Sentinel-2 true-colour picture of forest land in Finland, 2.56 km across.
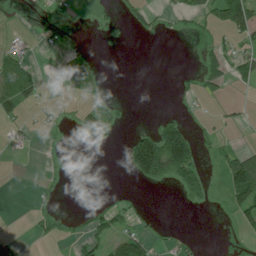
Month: July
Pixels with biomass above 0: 26%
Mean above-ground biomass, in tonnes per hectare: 26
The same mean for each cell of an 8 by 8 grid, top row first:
6 23 5 8 27 16 42 117
20 6 8 5 0 0 18 24
119 3 94 1 0 5 44 34
44 7 20 19 0 9 6 7
15 2 2 13 124 197 10 8
0 2 0 0 96 74 26 123
0 8 3 23 4 2 9 44
16 13 21 49 50 10 0 4
